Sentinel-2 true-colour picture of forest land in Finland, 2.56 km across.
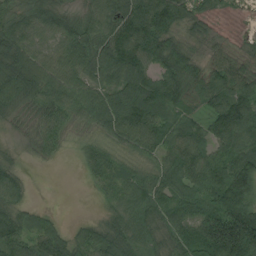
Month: August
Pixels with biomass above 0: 89%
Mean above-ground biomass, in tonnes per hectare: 79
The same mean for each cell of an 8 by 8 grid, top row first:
57 88 49 80 131 107 31 3
106 58 98 113 120 80 42 32
107 97 83 91 116 90 95 107
45 81 65 115 138 77 61 130
15 49 24 46 77 82 77 115
48 0 10 69 62 79 92 143
53 10 0 43 88 81 101 153
98 81 52 93 77 77 156 201
